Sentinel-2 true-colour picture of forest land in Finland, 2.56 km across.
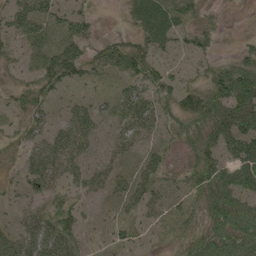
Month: June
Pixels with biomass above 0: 81%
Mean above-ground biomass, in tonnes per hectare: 41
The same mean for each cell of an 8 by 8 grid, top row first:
44 41 37 4 47 41 17 6
22 33 44 43 41 23 28 21
25 41 32 19 50 29 34 77
24 30 37 33 57 43 62 72
25 52 54 33 33 25 63 83
21 55 45 42 38 23 78 85
24 39 31 16 41 22 61 79
50 71 38 30 31 25 63 81
